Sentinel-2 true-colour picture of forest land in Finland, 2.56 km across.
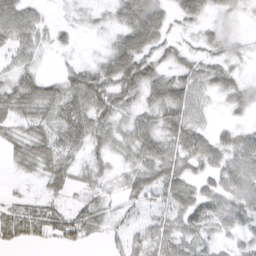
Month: March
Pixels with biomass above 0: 81%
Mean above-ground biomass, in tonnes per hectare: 38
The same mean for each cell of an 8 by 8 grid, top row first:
65 11 8 22 82 27 20 15
40 16 6 34 60 27 26 16
35 28 62 66 66 47 46 29
47 43 69 59 36 54 20 21
38 57 46 37 53 46 41 43
11 41 23 27 47 54 31 52
39 35 34 21 28 49 55 53
39 32 40 20 45 53 34 22
